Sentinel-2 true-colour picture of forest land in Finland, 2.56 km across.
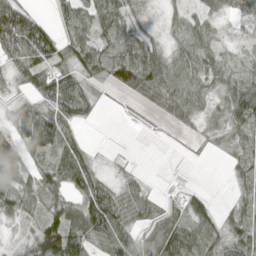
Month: April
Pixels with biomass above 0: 74%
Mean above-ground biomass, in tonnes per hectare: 43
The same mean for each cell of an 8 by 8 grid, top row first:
94 15 52 52 10 22 31 23
84 76 48 36 55 27 45 11
24 55 45 41 80 57 46 44
35 63 51 1 5 41 26 69
63 101 36 0 0 2 7 23
62 52 65 14 11 0 0 24
44 46 71 99 50 19 38 20
13 118 84 78 43 89 43 64
